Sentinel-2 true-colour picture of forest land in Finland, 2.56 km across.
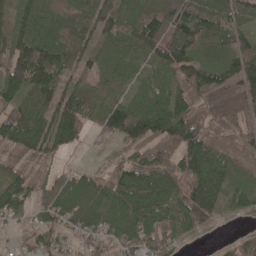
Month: May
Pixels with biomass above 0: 89%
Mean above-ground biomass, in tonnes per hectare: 86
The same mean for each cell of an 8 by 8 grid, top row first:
67 58 76 94 108 103 104 73
107 113 74 73 102 106 87 86
109 95 64 63 63 84 114 114
91 77 100 101 101 108 73 73
99 100 32 24 110 122 124 82
87 55 62 71 138 120 142 63
74 81 77 95 117 106 144 58
28 58 46 64 102 72 10 51
